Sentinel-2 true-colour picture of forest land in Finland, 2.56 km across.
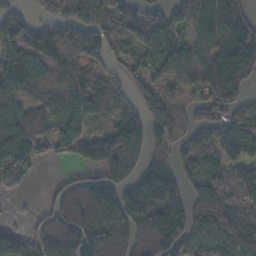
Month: November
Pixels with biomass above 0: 78%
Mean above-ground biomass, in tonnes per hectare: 110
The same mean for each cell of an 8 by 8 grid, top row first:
70 50 66 71 95 61 86 86
130 148 153 81 102 116 62 116
183 138 119 63 75 113 107 88
135 81 100 71 72 64 91 84
172 65 97 184 160 79 70 145
79 5 50 141 151 116 81 64
4 73 181 228 223 155 136 122
81 174 183 220 144 168 85 103
